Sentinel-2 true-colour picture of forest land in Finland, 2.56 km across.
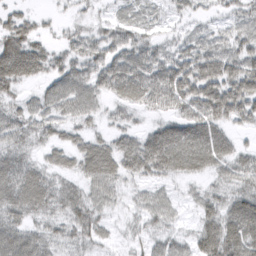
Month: March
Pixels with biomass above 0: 85%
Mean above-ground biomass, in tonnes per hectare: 46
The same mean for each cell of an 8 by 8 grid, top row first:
34 10 20 19 19 21 19 35
72 33 42 50 49 28 47 47
54 36 52 63 64 81 79 79
36 42 44 23 30 52 72 58
41 32 34 42 59 87 85 26
74 42 39 51 41 37 31 53
65 47 57 25 33 22 41 69
80 46 43 18 29 38 66 79
